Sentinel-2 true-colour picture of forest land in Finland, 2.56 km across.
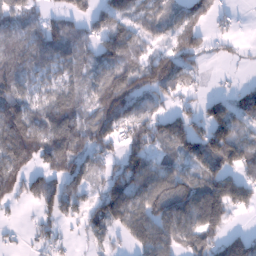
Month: January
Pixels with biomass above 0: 75%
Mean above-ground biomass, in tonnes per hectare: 71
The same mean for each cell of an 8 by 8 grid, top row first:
65 44 50 85 65 54 40 11
41 88 60 93 45 77 41 13
73 47 47 117 116 110 13 11
98 85 77 100 53 64 70 69
111 100 97 68 101 98 127 88
83 59 61 72 128 92 88 65
16 46 55 113 105 100 138 52
12 40 11 26 110 82 81 71
